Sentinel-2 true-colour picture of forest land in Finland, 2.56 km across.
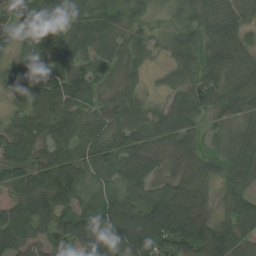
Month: August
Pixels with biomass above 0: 93%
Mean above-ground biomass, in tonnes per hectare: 73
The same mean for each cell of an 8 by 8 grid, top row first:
61 85 80 67 30 34 74 53
51 58 65 62 47 67 64 66
44 69 78 44 20 46 63 70
32 100 73 67 45 89 47 63
81 73 50 75 85 87 35 80
65 91 65 48 92 72 58 73
74 99 71 113 106 123 58 80
103 69 144 123 158 127 120 78
